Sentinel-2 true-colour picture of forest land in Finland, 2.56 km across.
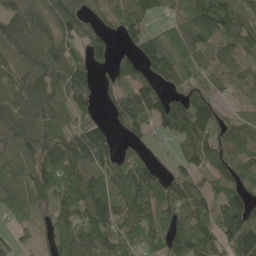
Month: May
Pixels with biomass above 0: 85%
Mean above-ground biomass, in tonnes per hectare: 101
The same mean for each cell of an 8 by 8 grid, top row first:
109 93 83 59 82 68 176 106
112 119 89 56 113 174 95 92
91 117 109 69 88 89 75 55
127 112 77 72 147 144 92 44
125 112 178 107 53 54 103 104
102 146 114 125 144 78 79 80
74 60 138 156 115 103 82 128
45 37 128 112 84 114 98 151
